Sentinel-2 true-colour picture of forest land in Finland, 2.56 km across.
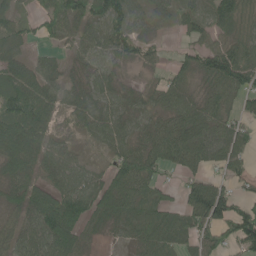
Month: June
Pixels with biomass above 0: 80%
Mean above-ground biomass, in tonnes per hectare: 62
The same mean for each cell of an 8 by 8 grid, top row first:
42 60 79 92 46 41 58 78
51 20 42 59 48 12 51 77
80 54 41 43 21 53 63 86
113 69 60 58 50 82 77 40
105 52 16 47 68 94 73 59
68 54 54 70 88 21 45 43
52 97 81 88 68 47 150 74
53 93 61 13 55 59 53 87
